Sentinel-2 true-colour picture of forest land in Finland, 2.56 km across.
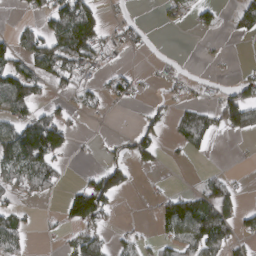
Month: March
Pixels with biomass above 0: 38%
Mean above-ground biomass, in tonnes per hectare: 42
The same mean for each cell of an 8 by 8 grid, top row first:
10 59 120 9 3 24 27 51
63 93 117 21 10 1 4 0
112 53 31 32 9 18 13 28
77 38 23 7 18 27 44 97
131 175 4 16 58 19 27 3
58 67 11 98 8 0 19 6
27 2 124 31 4 87 91 37
53 5 56 24 17 58 109 31
